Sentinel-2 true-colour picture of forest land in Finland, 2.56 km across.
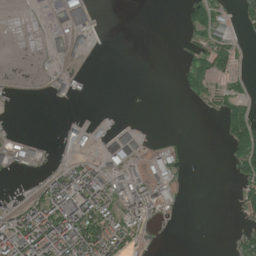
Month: July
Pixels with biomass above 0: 32%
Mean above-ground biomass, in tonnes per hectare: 27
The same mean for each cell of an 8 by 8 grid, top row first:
1 24 72 0 0 1 69 16
0 25 33 0 0 3 60 19
2 9 13 0 0 8 60 13
0 0 0 1 0 0 12 48
34 6 35 54 19 10 0 79
11 19 61 51 48 41 0 33
22 69 75 57 85 27 0 28
82 83 86 59 21 0 0 30
